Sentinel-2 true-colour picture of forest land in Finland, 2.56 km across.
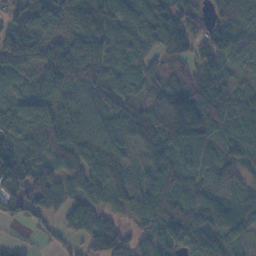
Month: November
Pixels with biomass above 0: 91%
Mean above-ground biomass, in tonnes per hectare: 78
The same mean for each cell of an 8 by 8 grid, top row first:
66 86 138 87 80 94 40 56
129 80 109 88 46 77 96 57
25 77 113 93 56 60 94 24
80 93 63 54 69 192 180 69
68 87 74 67 64 118 86 96
90 80 64 65 55 98 75 59
57 57 61 35 76 97 121 78
17 11 37 99 46 102 125 64
